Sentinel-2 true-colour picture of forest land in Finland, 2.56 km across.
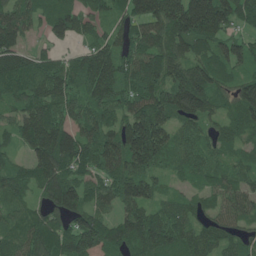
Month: June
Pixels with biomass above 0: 91%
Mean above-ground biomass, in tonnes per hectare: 100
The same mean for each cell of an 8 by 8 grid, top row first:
113 93 83 57 122 178 238 97
101 35 39 76 107 102 97 79
105 112 105 131 154 129 136 77
74 95 75 92 134 138 93 118
60 172 114 112 211 84 59 66
87 135 63 83 117 47 74 74
61 76 109 60 89 61 59 84
89 108 143 94 141 107 94 79
